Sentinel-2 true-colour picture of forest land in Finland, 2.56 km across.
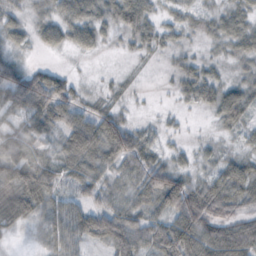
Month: October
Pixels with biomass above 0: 78%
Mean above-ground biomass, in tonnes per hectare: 40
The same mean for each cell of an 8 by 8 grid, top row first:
18 27 53 34 49 22 25 31
21 22 30 4 22 20 11 31
83 66 10 6 2 25 38 26
38 57 41 36 2 9 17 55
37 17 57 89 50 8 11 15
65 53 46 27 68 62 27 57
78 45 44 51 41 89 75 31
6 28 43 74 58 97 76 84
